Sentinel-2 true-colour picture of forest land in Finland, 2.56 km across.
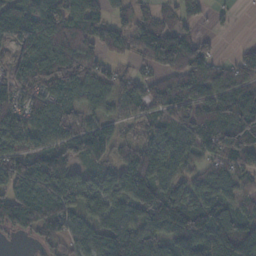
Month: November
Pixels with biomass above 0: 82%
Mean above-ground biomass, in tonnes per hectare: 84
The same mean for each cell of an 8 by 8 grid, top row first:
123 128 107 56 35 53 23 4
103 96 63 53 87 134 38 15
83 83 83 53 38 58 68 67
78 83 64 47 60 80 96 126
90 82 118 90 63 86 82 122
123 156 78 80 122 66 54 56
147 141 77 89 118 126 111 55
13 53 75 121 112 114 131 144
